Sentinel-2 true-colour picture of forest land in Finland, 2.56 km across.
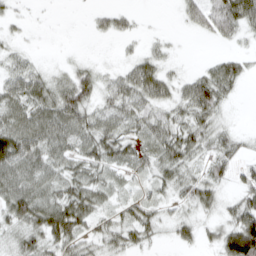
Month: March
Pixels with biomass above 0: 73%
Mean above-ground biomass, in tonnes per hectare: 31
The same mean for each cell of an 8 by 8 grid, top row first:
11 1 0 24 2 6 50 63
12 1 1 2 12 4 1 9
40 29 40 21 58 22 45 26
47 51 54 37 37 26 42 1
76 55 39 47 37 49 29 18
56 42 39 27 21 33 32 17
53 58 53 22 32 18 25 44
25 37 35 27 21 18 15 114
